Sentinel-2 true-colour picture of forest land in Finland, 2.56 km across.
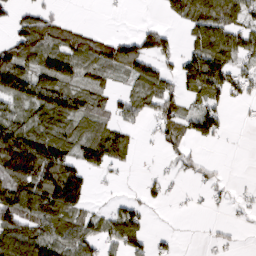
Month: March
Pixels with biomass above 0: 59%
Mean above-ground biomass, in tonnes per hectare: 59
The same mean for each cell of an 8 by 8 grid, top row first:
41 46 3 2 2 47 116 77
85 98 84 76 84 33 112 80
113 82 49 30 74 47 137 54
63 99 65 45 39 61 76 6
145 111 78 90 5 43 24 0
115 129 94 14 12 16 25 3
118 118 81 25 34 4 10 14
113 101 85 49 46 11 8 7
